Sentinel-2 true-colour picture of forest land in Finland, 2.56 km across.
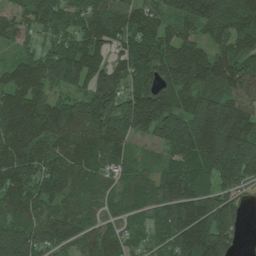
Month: July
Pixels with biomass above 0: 93%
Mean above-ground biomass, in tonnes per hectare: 127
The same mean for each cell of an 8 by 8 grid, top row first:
74 121 101 156 127 110 192 133
52 79 132 98 142 142 93 112
121 137 140 164 106 159 147 139
160 125 134 134 205 178 230 153
153 116 129 134 45 178 266 223
135 119 117 71 67 114 137 162
111 88 84 57 75 134 165 78
150 115 98 90 59 130 190 51
